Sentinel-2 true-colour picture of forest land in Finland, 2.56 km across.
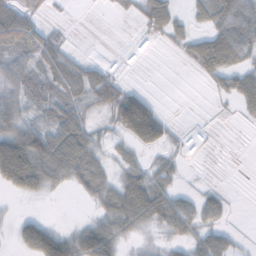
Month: November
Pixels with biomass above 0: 57%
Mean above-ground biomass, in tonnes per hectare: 40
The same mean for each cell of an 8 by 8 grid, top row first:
70 10 0 3 37 35 43 90
70 48 3 0 0 13 71 67
62 48 51 36 0 0 15 47
60 52 49 48 100 1 1 17
110 91 85 21 52 13 1 0
123 82 61 37 53 22 1 0
4 3 3 66 95 61 36 0
28 113 70 82 20 32 48 10
